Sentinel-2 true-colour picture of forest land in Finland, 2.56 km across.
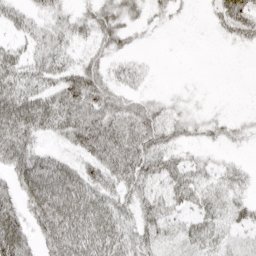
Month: April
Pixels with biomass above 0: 72%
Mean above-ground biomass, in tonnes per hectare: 41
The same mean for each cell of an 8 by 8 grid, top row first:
36 34 29 47 21 11 11 62
30 50 23 33 7 0 0 8
61 50 75 33 14 1 1 0
88 71 76 61 51 20 12 6
83 18 59 70 62 30 15 11
62 89 57 58 61 55 33 30
51 94 68 57 47 41 46 35
82 53 63 54 50 22 42 12
